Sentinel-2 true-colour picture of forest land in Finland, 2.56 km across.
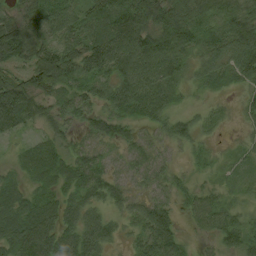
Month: August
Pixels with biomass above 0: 91%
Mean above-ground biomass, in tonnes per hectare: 61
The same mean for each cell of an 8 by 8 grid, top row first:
38 69 56 109 117 116 70 67
102 86 78 110 115 102 54 91
62 107 82 77 99 60 48 52
113 45 58 61 64 47 32 28
32 46 28 38 44 41 21 20
30 58 51 43 46 30 24 23
71 56 66 47 54 40 55 32
88 94 98 47 38 53 26 60
